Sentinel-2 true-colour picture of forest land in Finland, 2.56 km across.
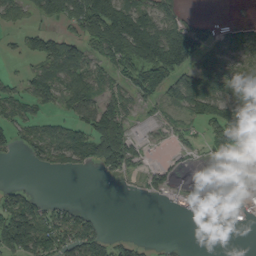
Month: September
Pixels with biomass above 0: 56%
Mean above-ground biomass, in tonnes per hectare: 65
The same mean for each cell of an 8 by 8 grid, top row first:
42 91 161 226 112 60 9 7
19 86 77 154 191 211 77 80
24 74 85 70 119 108 125 95
47 29 66 113 31 41 101 138
43 84 95 140 31 28 45 79
0 5 8 30 26 20 6 22
122 53 30 0 0 5 5 24
142 95 117 45 15 5 0 0
